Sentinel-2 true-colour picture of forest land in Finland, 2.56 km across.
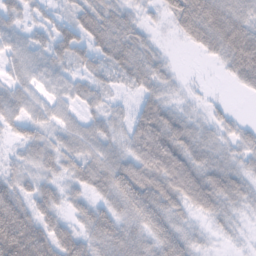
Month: February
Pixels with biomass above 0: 88%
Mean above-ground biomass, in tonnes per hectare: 64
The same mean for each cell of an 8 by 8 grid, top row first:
40 27 61 57 20 88 127 80
50 61 69 77 46 6 58 131
48 52 48 37 58 22 2 48
61 53 40 33 73 43 19 8
33 57 74 56 108 101 48 43
58 50 69 108 113 122 81 51
119 72 48 74 115 72 64 33
181 114 78 95 71 98 17 10
